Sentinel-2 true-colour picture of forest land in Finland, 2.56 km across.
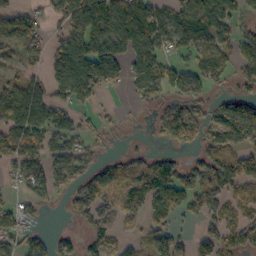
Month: October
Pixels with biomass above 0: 64%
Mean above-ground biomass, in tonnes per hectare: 78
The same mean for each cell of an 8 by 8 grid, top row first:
47 32 156 183 119 85 148 60
61 50 140 127 138 71 86 82
48 77 170 64 118 92 98 50
123 110 44 12 10 113 59 115
86 65 52 23 5 54 66 91
48 87 74 74 111 97 107 125
38 21 79 71 85 76 96 60
54 38 38 55 34 58 72 79
